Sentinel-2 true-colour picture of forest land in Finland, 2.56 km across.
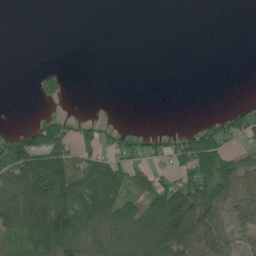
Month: June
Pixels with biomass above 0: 44%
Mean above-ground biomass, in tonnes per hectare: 45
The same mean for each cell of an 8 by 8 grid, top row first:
0 0 0 0 0 0 0 0
0 0 0 0 0 0 0 0
0 51 0 0 0 0 0 0
0 11 4 1 0 0 5 55
97 109 58 35 44 56 135 28
81 186 93 104 41 58 141 98
87 143 100 98 58 140 126 38
44 90 55 48 89 143 80 26
